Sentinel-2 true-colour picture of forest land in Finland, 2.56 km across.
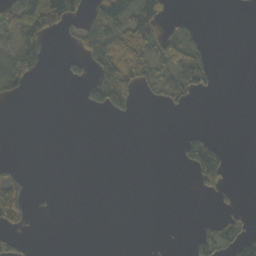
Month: October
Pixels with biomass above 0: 25%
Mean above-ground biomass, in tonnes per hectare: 24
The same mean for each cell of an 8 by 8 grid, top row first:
54 84 35 87 89 12 0 0
69 33 36 100 86 74 26 0
56 1 26 119 44 62 41 0
0 0 3 49 0 8 0 0
0 0 0 0 0 8 68 0
17 0 0 0 0 0 86 0
47 0 0 0 0 0 1 14
24 0 0 0 0 0 49 61
